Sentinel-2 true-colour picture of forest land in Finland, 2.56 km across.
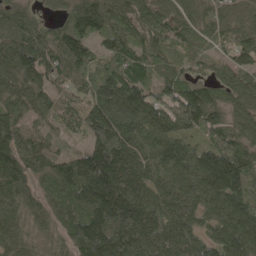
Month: May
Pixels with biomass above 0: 96%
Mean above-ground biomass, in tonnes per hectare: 112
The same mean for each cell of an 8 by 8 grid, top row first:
89 32 125 96 85 89 60 77
152 113 118 102 97 61 56 132
123 92 63 108 83 101 73 96
82 69 72 157 133 160 120 93
104 65 47 187 91 110 97 117
166 91 191 222 103 91 135 148
138 89 126 218 154 102 83 128
125 56 157 197 179 111 75 125
